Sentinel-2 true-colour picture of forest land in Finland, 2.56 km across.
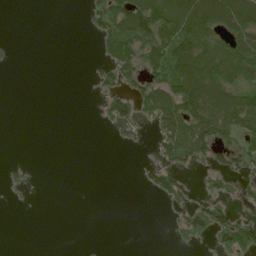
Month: June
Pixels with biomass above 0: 38%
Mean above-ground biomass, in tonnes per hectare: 39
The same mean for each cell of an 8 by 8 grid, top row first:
0 0 3 95 121 113 118 118
3 0 0 59 79 103 74 90
0 0 0 45 67 108 121 64
0 0 0 61 45 111 135 135
0 0 0 5 10 106 91 53
7 0 0 0 21 62 27 37
2 0 0 0 0 18 63 21
0 0 0 0 0 10 30 99
